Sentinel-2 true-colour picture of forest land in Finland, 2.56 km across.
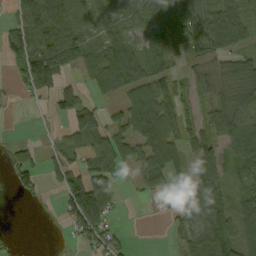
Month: September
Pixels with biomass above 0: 67%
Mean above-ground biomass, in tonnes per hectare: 58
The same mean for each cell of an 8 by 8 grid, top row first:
52 123 74 69 84 136 89 81
72 105 80 77 56 72 88 50
26 65 22 68 87 46 46 73
2 16 84 21 112 77 48 77
15 13 44 77 83 71 78 86
41 32 51 70 53 37 116 38
0 3 127 30 1 16 115 62
3 0 48 32 0 22 95 83
